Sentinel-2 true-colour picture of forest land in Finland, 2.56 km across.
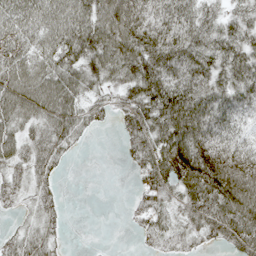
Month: May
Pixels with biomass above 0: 79%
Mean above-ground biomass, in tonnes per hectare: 66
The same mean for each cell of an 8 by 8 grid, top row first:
84 91 97 118 106 97 52 55
66 73 95 108 114 101 76 78
90 101 72 52 106 97 83 78
80 78 55 34 79 129 104 54
64 63 15 1 64 111 100 45
37 33 0 0 43 90 132 120
19 35 0 0 43 33 81 124
42 39 0 0 17 35 30 79
